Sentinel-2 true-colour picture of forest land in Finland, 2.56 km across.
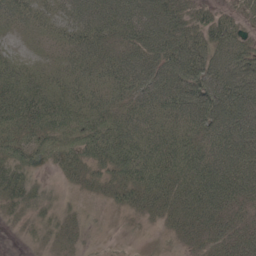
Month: May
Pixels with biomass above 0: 90%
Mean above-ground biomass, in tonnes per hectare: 58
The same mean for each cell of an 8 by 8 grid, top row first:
52 39 64 81 80 72 47 40
18 23 63 56 79 87 83 72
65 47 55 60 79 85 90 96
92 83 64 55 60 71 91 85
62 54 63 83 85 75 70 82
69 19 40 58 83 81 84 84
37 26 17 24 56 62 68 51
3 17 19 4 4 23 45 57
